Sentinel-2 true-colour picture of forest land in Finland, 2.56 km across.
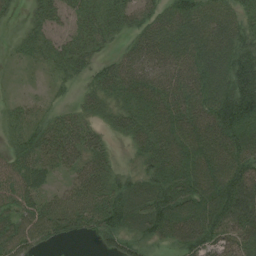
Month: August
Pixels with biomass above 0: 86%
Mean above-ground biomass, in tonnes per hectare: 54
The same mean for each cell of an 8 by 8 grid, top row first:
12 46 46 53 45 57 52 42
15 44 52 19 58 56 61 64
3 13 25 64 69 60 62 99
19 21 26 37 61 62 66 122
33 56 55 17 53 67 74 82
52 27 50 46 44 75 85 83
53 59 74 90 80 88 87 93
76 41 16 42 44 50 63 58
